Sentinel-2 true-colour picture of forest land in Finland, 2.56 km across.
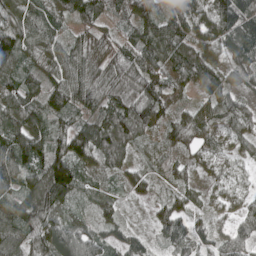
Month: May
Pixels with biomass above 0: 93%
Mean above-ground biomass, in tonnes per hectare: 80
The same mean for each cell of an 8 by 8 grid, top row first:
100 96 80 41 87 89 89 146
115 88 70 57 105 104 83 96
91 75 116 89 111 81 77 44
116 90 78 102 90 55 71 78
136 121 129 103 32 63 54 45
108 156 94 41 44 48 29 35
103 105 34 49 8 67 35 39
121 110 110 61 33 64 48 63
